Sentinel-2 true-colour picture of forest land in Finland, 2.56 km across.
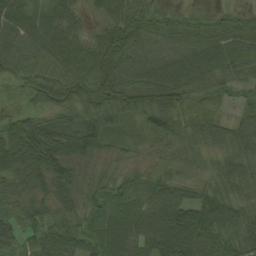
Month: August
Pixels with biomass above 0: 94%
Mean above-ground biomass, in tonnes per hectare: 63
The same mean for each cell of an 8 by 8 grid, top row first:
49 44 27 50 61 36 32 38
54 59 56 76 68 71 81 70
34 71 73 90 71 81 64 44
23 59 67 80 78 81 60 36
100 100 76 41 31 58 62 91
63 75 42 54 52 60 46 78
34 48 62 47 79 118 84 63
30 62 51 62 78 115 80 74
